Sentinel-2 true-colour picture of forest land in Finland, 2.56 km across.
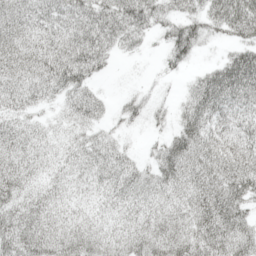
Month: May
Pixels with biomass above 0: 84%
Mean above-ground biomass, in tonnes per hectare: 31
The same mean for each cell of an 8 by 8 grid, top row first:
34 38 46 49 44 28 41 70
35 38 48 29 12 42 7 39
29 38 38 4 5 6 42 80
23 9 26 10 20 16 48 47
28 17 21 17 5 33 38 41
30 18 20 27 18 35 41 53
28 24 17 20 24 26 49 39
41 34 29 23 29 34 44 43
